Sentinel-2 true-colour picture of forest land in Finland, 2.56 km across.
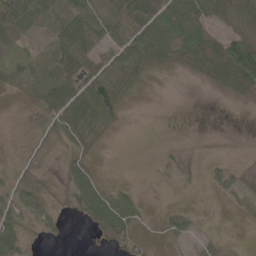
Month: May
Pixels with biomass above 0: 59%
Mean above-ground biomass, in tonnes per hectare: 31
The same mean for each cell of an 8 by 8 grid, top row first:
106 26 61 44 74 58 61 44
40 28 76 55 72 75 74 66
25 53 78 64 27 2 29 54
2 53 53 63 0 0 0 1
2 10 22 1 0 4 2 1
14 4 40 2 0 4 13 20
60 47 34 71 12 13 1 4
47 11 0 20 7 19 14 1
